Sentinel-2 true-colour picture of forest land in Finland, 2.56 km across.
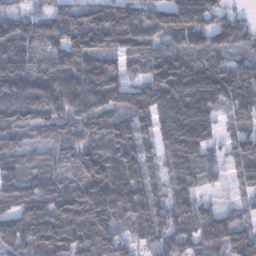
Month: January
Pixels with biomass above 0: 94%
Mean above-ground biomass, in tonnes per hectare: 120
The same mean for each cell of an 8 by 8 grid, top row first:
97 102 111 145 112 137 99 50
138 113 144 108 108 120 108 91
165 153 166 115 105 184 156 139
143 123 129 122 122 162 111 81
96 77 97 134 88 140 95 84
130 110 104 172 117 102 71 55
115 136 153 159 128 130 67 53
154 170 165 138 94 143 129 107
